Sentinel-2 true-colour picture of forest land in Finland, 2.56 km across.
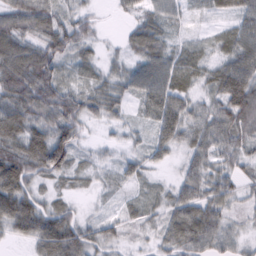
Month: February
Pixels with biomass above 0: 90%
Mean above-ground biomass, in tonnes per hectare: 47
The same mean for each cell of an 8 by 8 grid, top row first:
71 62 38 7 31 20 16 49
72 70 48 7 50 26 25 67
85 74 30 40 61 49 39 66
78 71 60 37 28 68 51 74
70 99 29 17 25 49 57 58
91 49 24 19 29 18 54 37
87 47 18 10 35 52 60 24
25 79 68 34 18 59 62 32
